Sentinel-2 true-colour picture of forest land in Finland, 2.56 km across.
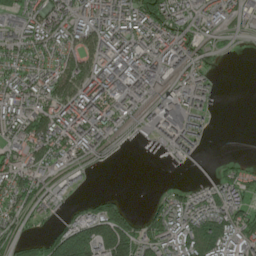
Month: June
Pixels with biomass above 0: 68%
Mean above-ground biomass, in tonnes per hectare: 75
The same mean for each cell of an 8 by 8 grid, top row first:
64 91 82 97 119 96 69 61
67 67 92 110 100 95 39 8
79 85 138 173 133 81 48 0
86 112 116 83 47 113 31 0
71 148 96 39 4 60 14 0
102 56 35 1 0 1 12 53
69 65 40 91 19 82 95 78
65 89 208 240 92 89 129 82
